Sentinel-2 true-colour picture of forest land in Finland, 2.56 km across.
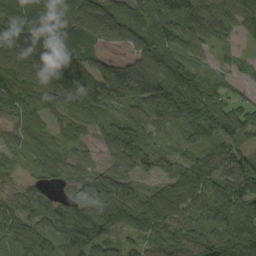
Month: September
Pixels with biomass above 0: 92%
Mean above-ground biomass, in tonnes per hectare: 76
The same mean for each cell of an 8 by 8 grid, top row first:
101 101 112 83 102 112 94 73
81 90 118 39 92 78 47 18
103 89 86 161 157 92 51 24
73 56 67 40 42 65 87 75
46 59 36 77 77 29 63 74
31 46 41 61 40 70 104 118
64 62 110 84 103 97 85 92
69 64 108 72 73 76 58 73
